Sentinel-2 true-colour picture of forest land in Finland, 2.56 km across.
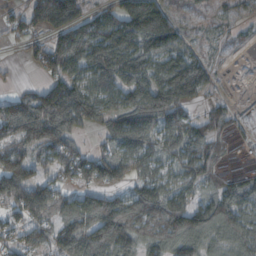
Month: October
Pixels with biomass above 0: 81%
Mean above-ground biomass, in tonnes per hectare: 100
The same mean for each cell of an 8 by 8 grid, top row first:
58 147 119 97 197 56 27 38
16 111 172 190 128 93 27 14
13 65 99 112 109 191 77 1
147 205 152 92 161 128 62 16
109 149 49 68 102 97 110 14
152 62 111 103 67 71 101 63
100 121 93 129 116 135 121 129
63 80 146 156 114 143 94 102
